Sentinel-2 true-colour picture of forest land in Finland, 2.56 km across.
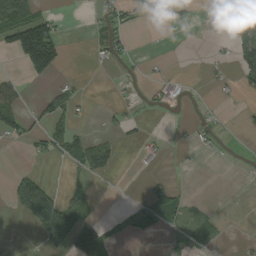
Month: September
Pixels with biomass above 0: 25%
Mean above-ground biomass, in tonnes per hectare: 23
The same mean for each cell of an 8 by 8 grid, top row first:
106 33 0 27 11 5 0 43
79 140 0 33 0 0 3 42
16 25 5 1 6 12 7 30
32 33 13 9 6 4 8 4
8 39 41 28 18 4 12 1
18 10 19 19 6 4 0 1
29 115 37 2 44 41 4 0
1 52 115 29 8 14 14 3
